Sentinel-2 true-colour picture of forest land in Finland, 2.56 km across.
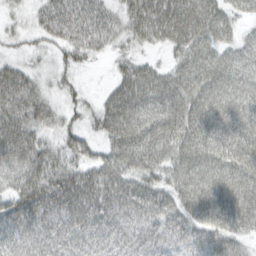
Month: March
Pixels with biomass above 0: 89%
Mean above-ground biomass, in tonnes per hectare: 63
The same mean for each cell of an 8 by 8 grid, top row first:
15 51 75 48 81 86 79 38
14 23 54 33 25 51 74 57
77 23 12 30 86 69 73 74
85 46 27 81 87 73 72 75
103 39 46 66 85 76 71 80
50 75 68 74 68 54 75 80
71 79 88 74 78 68 78 85
52 66 78 85 75 64 67 50
